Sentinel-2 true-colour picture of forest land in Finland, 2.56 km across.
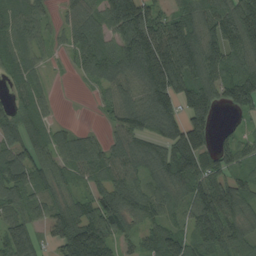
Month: August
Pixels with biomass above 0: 86%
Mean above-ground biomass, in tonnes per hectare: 107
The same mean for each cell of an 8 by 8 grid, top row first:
80 41 87 128 160 105 137 188
96 36 93 92 227 207 141 139
62 24 21 97 148 160 134 162
83 48 0 63 140 106 118 67
102 91 89 80 95 151 82 90
127 102 61 93 92 152 135 90
99 91 103 139 97 62 163 111
172 63 194 118 79 105 127 104
